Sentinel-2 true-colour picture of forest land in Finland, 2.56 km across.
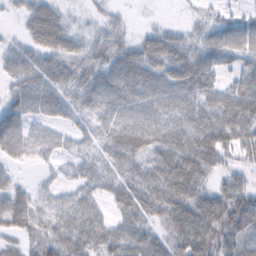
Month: February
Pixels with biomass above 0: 89%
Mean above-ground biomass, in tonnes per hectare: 63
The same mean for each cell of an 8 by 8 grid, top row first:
19 70 10 18 3 3 26 35
29 63 43 54 62 68 58 66
47 66 60 70 77 75 63 63
95 53 39 63 71 64 78 121
136 49 31 61 76 75 96 77
29 17 49 54 67 113 48 39
129 49 74 41 76 93 102 111
39 89 85 75 74 78 99 66
